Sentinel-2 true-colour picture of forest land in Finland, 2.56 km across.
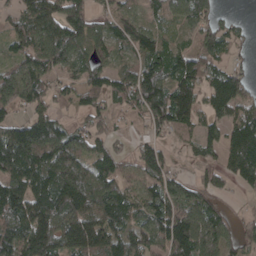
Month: April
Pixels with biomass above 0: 82%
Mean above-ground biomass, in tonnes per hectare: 101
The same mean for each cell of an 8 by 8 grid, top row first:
63 134 131 68 54 57 74 9
76 155 112 87 85 68 113 22
140 88 82 100 158 121 101 83
70 77 51 57 81 134 77 103
177 169 91 54 60 26 71 164
130 147 177 107 77 44 46 117
138 155 176 183 94 103 99 6
137 165 137 119 101 164 146 67
